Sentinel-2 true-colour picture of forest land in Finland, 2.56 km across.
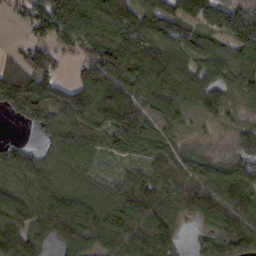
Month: February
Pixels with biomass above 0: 88%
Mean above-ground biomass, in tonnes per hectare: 102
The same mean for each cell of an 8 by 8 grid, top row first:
31 154 132 163 133 143 155 100
27 83 70 128 135 118 94 113
146 106 69 128 130 150 109 92
69 132 131 151 100 91 65 34
49 55 120 72 71 53 19 55
99 100 79 32 78 106 107 113
115 136 134 108 127 93 138 164
121 73 136 112 132 59 65 128
